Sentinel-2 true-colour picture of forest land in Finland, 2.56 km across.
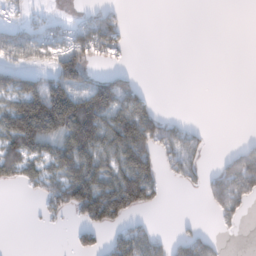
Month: January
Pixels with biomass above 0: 43%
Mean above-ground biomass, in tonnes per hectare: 64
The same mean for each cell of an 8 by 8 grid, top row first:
22 18 14 42 0 0 0 0
91 67 96 59 0 0 0 0
96 106 104 81 5 0 0 0
200 290 214 138 99 1 0 0
152 110 199 130 169 82 16 14
63 72 152 122 169 38 30 107
0 42 115 168 77 0 28 47
0 0 34 42 90 41 44 2
